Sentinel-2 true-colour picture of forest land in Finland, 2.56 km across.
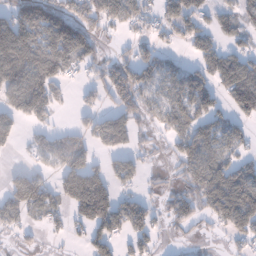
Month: January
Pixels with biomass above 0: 59%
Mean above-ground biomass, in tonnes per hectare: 79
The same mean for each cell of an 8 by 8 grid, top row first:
86 140 103 101 61 93 42 66
193 149 147 14 43 27 68 50
107 140 41 109 92 66 75 116
98 100 50 82 70 97 82 82
40 59 69 101 23 67 104 58
67 45 214 89 36 36 125 95
93 78 149 115 73 69 77 108
18 12 26 86 69 10 9 51
